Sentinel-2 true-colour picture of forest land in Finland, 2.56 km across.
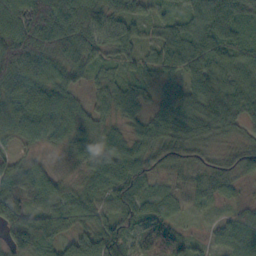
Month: October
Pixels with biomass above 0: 95%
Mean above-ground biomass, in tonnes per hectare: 70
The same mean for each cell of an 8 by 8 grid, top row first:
84 134 90 72 36 45 101 62
132 98 96 55 43 85 82 53
94 80 37 49 47 47 96 64
91 101 56 59 49 114 111 62
40 46 75 73 62 80 48 37
102 59 31 95 92 33 52 42
112 77 72 77 83 39 18 23
90 96 68 120 112 58 18 53
